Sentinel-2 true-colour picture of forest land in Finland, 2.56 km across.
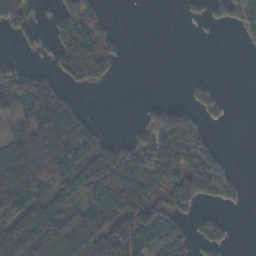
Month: November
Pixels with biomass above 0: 53%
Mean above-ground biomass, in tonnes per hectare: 68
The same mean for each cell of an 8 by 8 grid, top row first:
92 15 77 6 0 1 20 52
7 16 109 44 0 0 0 3
54 50 37 20 0 0 9 0
65 163 46 0 27 65 25 0
130 261 149 58 65 111 24 0
117 184 113 158 133 107 94 7
126 86 90 174 184 55 20 9
164 158 170 182 83 62 62 0
